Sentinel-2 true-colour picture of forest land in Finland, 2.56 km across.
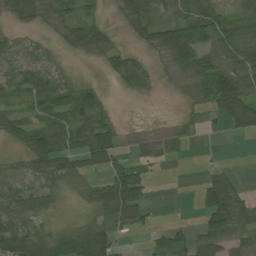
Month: July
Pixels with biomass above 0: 66%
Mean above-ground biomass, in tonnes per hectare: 47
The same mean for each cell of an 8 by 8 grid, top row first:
37 30 54 9 59 45 65 58
42 18 37 35 23 99 54 82
48 49 13 19 36 14 89 99
33 64 69 17 1 4 28 81
23 81 69 70 25 27 0 1
36 62 54 71 39 0 38 24
50 32 11 96 57 0 73 92
116 81 96 73 6 53 76 75
